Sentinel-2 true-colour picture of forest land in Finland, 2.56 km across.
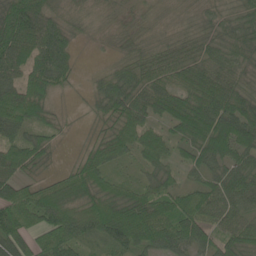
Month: May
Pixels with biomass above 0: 91%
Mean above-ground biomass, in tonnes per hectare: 62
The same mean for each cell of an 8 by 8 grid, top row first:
99 62 28 19 23 20 32 46
109 104 15 16 38 49 50 59
65 87 14 62 64 63 82 50
99 48 6 55 62 71 101 92
62 44 11 69 66 44 87 91
59 23 70 49 36 32 57 69
104 102 77 92 90 81 84 60
91 72 55 76 78 86 61 71
